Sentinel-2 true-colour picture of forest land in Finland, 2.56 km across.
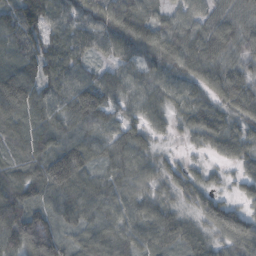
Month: October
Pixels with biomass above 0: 96%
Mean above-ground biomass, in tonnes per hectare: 79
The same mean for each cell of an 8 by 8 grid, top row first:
101 102 84 101 84 55 62 87
86 94 81 66 77 79 92 88
129 92 80 71 65 72 79 99
105 94 111 60 61 50 78 82
73 82 94 72 68 13 51 69
78 126 92 62 68 55 36 43
110 74 92 80 74 52 75 51
101 114 66 101 81 68 63 95
